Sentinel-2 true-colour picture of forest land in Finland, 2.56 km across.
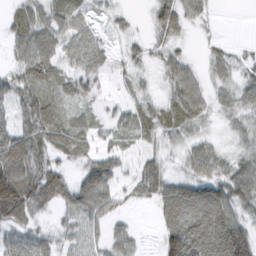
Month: February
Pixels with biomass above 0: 81%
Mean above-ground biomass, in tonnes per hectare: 37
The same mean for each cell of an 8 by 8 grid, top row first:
24 33 18 13 5 42 10 0
27 43 36 10 16 18 10 5
43 48 38 9 12 41 21 25
48 49 22 18 21 38 24 27
77 45 35 19 15 19 24 21
95 63 34 46 43 24 45 67
90 28 56 36 6 86 85 50
43 29 34 38 8 107 108 107
